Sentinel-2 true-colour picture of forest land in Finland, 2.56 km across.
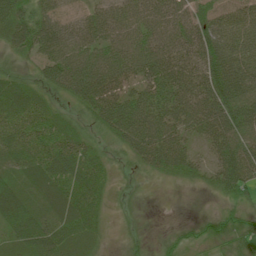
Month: June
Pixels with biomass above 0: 93%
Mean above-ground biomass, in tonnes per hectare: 51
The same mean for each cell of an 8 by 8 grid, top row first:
75 60 27 54 58 59 55 48
49 64 61 69 70 63 88 67
39 51 77 71 62 65 83 85
65 43 22 74 71 65 74 77
56 59 43 21 70 55 43 73
35 65 77 24 14 27 34 87
65 46 67 13 5 2 9 31
45 81 44 10 10 20 30 34
